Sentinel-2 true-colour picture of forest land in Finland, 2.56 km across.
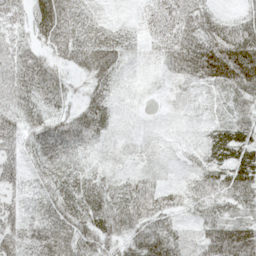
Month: May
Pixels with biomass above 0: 93%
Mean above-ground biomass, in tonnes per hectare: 39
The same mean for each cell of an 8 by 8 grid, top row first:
24 73 25 5 11 40 41 29
38 37 57 52 8 46 80 90
51 64 19 37 4 18 54 74
51 45 49 30 3 5 8 16
40 61 42 8 5 4 31 60
35 37 33 16 16 4 36 55
30 48 60 65 56 27 30 29
50 68 63 46 75 46 58 106
